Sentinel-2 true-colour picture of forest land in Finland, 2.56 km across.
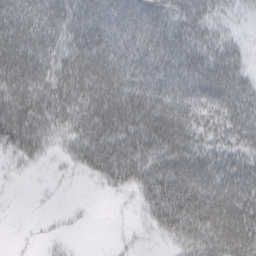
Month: March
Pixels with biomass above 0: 79%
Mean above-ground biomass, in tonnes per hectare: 51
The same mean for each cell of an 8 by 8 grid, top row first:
89 66 59 62 67 48 38 12
73 66 74 69 65 54 43 18
70 62 71 71 74 65 60 39
99 68 64 69 82 81 52 51
62 34 68 71 67 63 40 40
5 2 11 54 67 82 66 54
1 2 2 1 30 97 98 70
2 5 1 2 4 38 77 78
